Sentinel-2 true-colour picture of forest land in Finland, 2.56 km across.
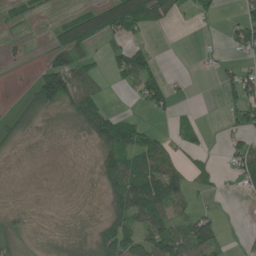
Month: June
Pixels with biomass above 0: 57%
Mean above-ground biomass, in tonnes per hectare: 44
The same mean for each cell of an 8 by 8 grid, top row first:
16 7 58 109 98 40 26 35
11 34 94 32 42 0 19 46
7 121 86 24 80 11 2 72
42 56 78 33 18 24 0 50
29 4 6 111 70 30 13 49
1 1 3 74 110 74 31 56
9 3 4 55 116 64 14 4
55 11 22 112 90 122 92 5
